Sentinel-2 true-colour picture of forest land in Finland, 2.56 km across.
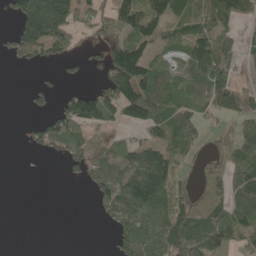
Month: May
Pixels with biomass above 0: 57%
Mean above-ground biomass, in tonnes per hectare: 58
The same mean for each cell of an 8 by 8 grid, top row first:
76 185 69 93 104 61 70 64
53 74 22 95 75 33 73 38
0 3 12 91 130 61 101 33
0 26 116 57 101 76 49 47
0 35 67 39 62 65 29 85
0 0 16 65 107 54 69 93
0 0 0 59 102 72 93 82
0 0 0 29 102 111 131 55
